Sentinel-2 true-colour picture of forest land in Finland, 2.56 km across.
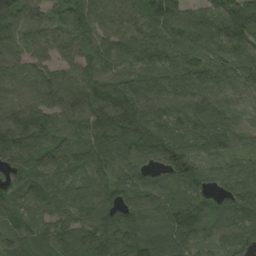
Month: August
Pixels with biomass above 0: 97%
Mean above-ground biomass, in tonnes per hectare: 98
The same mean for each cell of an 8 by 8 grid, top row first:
115 78 100 91 91 87 98 161
98 92 96 90 99 101 108 92
103 92 114 108 92 86 92 89
106 99 111 131 109 88 109 59
130 92 97 133 102 83 100 53
100 102 57 92 84 115 79 83
114 97 107 117 101 108 77 102
91 94 97 132 127 116 60 75
